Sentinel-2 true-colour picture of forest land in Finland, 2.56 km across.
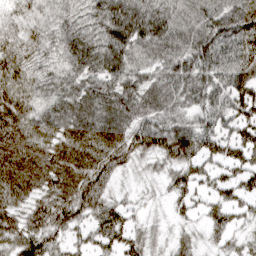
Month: March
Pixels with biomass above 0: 92%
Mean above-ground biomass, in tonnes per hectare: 76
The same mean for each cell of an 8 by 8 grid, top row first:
43 72 91 173 165 97 80 89
76 91 163 163 83 82 95 77
113 94 91 104 66 88 95 81
104 65 92 93 82 59 75 73
92 68 74 84 71 104 65 73
89 79 83 54 18 47 53 58
54 70 76 53 18 27 43 43
72 67 32 55 39 27 27 33
